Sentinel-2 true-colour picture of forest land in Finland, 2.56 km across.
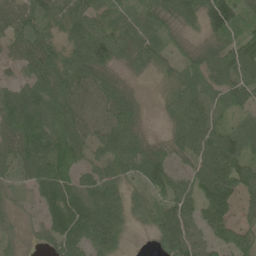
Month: June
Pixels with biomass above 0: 90%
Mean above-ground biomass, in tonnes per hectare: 68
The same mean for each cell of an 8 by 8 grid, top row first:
86 79 84 50 63 65 101 63
63 84 87 85 74 27 33 90
38 94 86 49 10 45 59 68
119 102 85 87 23 61 61 41
94 94 66 90 60 54 93 74
41 114 48 61 69 46 111 96
19 47 82 90 40 77 80 120
23 39 80 79 3 98 34 84
